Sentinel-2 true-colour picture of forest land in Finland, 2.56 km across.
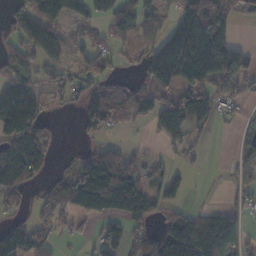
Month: November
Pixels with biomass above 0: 60%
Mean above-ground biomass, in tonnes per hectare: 74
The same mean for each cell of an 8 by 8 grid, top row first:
53 106 62 72 57 62 131 29
68 81 35 36 33 192 225 46
101 39 37 35 68 137 134 100
199 23 76 129 83 112 77 28
121 68 18 36 8 33 12 41
111 32 111 136 66 37 2 46
41 78 77 102 98 41 28 35
134 55 19 59 81 149 128 62
